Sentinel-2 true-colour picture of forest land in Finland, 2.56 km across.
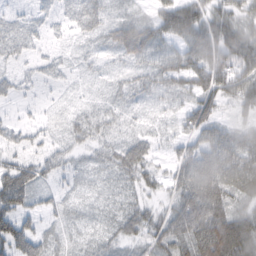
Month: February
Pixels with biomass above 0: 85%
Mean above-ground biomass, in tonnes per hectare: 47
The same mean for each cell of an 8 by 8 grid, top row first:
20 29 77 28 20 91 58 42
38 22 15 38 65 46 91 102
29 22 13 18 35 55 62 84
9 11 21 25 16 24 48 27
38 31 26 32 38 28 20 44
101 39 17 22 43 46 101 82
85 27 18 15 39 64 134 45
120 45 14 24 44 79 155 132
